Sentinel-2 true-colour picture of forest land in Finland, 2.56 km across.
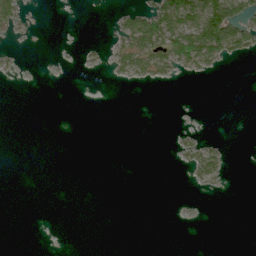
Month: June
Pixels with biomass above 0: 15%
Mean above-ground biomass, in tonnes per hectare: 14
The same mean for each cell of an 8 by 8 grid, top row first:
41 0 0 7 58 107 125 81
5 0 5 15 79 84 113 62
3 0 0 7 16 9 3 0
0 0 0 0 0 0 0 0
0 0 0 0 0 8 16 0
0 0 0 0 0 0 28 0
0 0 0 0 0 0 0 0
0 0 0 0 0 0 0 0
